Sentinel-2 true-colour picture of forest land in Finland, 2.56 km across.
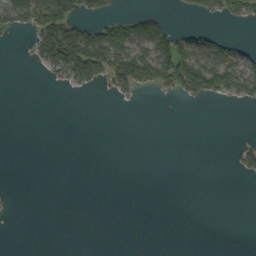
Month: September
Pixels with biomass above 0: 21%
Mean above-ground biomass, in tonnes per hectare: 21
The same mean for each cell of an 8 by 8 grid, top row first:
58 95 38 26 43 3 23 29
1 85 123 114 64 84 59 24
0 10 56 55 66 95 92 68
0 0 0 0 0 0 0 0
0 0 0 0 0 0 0 13
0 0 0 0 0 0 0 13
1 0 0 0 0 0 0 0
0 0 0 0 0 0 0 0
